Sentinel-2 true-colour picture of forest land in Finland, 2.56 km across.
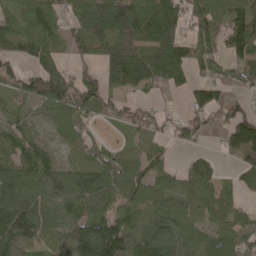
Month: May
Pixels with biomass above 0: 79%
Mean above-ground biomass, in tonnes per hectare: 85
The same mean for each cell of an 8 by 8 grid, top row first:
68 68 74 148 127 108 127 111
60 78 63 113 123 125 76 102
55 124 73 80 100 82 57 45
82 71 66 41 57 13 87 70
90 47 49 24 76 38 11 142
118 100 119 90 92 64 75 52
132 96 90 72 118 87 91 53
109 54 142 168 102 116 87 61
